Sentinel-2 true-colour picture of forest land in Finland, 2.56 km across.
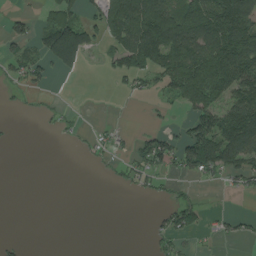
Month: August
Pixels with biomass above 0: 40%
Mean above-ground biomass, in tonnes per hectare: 46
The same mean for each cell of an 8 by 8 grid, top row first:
22 38 46 88 146 112 132 158
26 88 108 43 140 115 129 151
29 21 4 14 34 100 131 125
4 9 3 0 3 12 91 124
1 0 11 25 52 66 118 134
0 0 0 11 37 31 35 48
0 0 0 0 0 47 11 1
7 0 0 0 2 33 5 20
